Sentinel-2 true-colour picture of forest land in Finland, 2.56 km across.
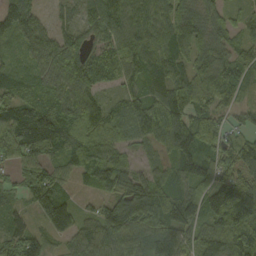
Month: September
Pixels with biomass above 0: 93%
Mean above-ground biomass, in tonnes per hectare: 87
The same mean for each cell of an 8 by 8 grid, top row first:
56 32 45 91 74 111 89 41
45 91 84 69 90 96 97 67
68 81 117 50 95 90 129 76
110 111 125 61 109 122 94 45
105 95 93 64 47 106 83 91
50 87 55 109 65 77 89 90
47 134 48 85 107 115 126 188
125 70 74 93 95 104 93 125
